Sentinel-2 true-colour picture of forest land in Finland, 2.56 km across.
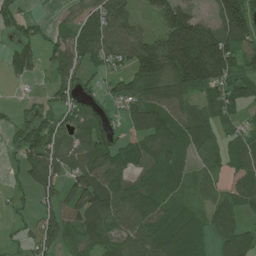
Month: June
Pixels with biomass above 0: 76%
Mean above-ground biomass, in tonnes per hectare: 76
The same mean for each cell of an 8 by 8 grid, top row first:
49 10 44 126 35 181 50 175
58 38 94 79 119 268 224 99
21 20 44 51 104 147 163 108
25 33 62 27 106 79 73 53
37 73 69 71 70 77 61 67
15 86 88 92 64 61 31 59
10 57 97 100 86 52 46 63
10 69 69 73 84 105 53 83
